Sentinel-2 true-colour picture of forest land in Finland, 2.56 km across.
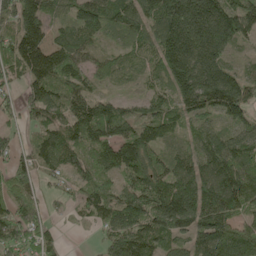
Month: May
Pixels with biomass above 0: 88%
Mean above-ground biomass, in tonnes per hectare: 112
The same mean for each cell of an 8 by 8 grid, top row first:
141 97 101 111 116 175 183 152
161 167 105 38 79 173 171 48
53 160 99 50 42 119 186 110
48 113 127 122 79 101 99 110
49 129 107 138 142 46 119 101
85 53 87 88 150 130 136 153
112 56 62 133 151 185 176 133
119 65 3 104 137 83 139 176
